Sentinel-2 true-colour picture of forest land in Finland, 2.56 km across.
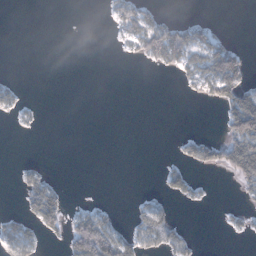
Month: January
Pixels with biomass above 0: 25%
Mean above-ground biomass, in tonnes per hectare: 23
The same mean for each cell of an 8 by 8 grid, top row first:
0 0 0 28 51 9 4 0
0 0 0 3 66 84 66 18
5 0 0 0 0 13 80 67
17 0 0 0 0 0 0 130
0 0 0 0 0 8 44 101
12 22 0 0 0 28 4 70
7 84 14 8 26 12 5 9
48 12 114 81 52 44 0 4
